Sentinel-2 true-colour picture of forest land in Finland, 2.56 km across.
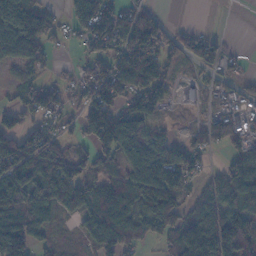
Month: November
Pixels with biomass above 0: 72%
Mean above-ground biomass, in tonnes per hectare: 77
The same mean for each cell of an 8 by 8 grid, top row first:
148 35 84 94 72 1 0 0
121 45 28 92 156 60 76 7
34 29 55 128 148 37 36 41
62 86 66 108 97 14 27 61
85 70 30 128 119 49 57 55
107 97 38 57 131 99 32 105
123 83 95 110 104 87 90 110
149 47 40 105 66 83 160 144
